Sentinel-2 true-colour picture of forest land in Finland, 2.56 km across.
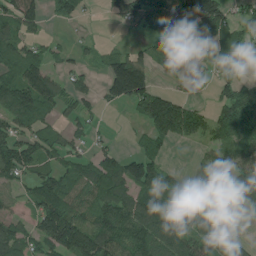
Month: July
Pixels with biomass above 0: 68%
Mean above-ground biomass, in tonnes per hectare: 83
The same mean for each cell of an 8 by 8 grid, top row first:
109 44 37 42 66 84 153 44
84 39 29 21 40 69 62 61
114 130 42 150 144 23 22 81
139 58 55 8 108 161 54 122
132 86 33 24 40 38 48 93
75 86 97 115 130 34 68 88
29 135 81 119 140 103 69 97
115 127 198 127 117 130 89 52
